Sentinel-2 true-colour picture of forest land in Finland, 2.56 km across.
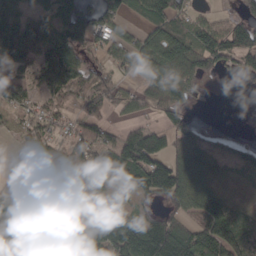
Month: March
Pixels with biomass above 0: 73%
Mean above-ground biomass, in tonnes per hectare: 87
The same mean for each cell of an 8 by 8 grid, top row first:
111 66 121 88 62 87 26 51
137 97 81 70 87 127 114 109
107 97 74 66 69 102 29 23
47 56 61 43 44 62 2 14
27 82 87 82 179 94 72 49
47 100 101 145 149 175 89 49
121 71 61 114 28 72 136 41
132 84 85 170 170 172 132 104
